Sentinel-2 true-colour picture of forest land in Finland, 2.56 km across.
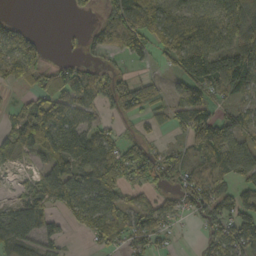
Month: October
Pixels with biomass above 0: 67%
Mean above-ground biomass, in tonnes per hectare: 73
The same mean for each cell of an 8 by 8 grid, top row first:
13 0 12 78 100 71 81 110
83 20 23 70 66 111 121 137
52 78 94 65 50 43 130 112
40 116 67 42 60 61 63 56
88 124 111 74 63 36 143 80
15 120 96 127 77 87 95 70
74 58 86 102 71 45 83 83
95 66 4 55 71 13 47 104
